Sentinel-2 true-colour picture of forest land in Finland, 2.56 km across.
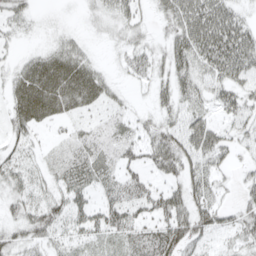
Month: April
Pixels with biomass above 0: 76%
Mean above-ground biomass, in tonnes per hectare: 38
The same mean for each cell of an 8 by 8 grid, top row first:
34 5 7 31 19 57 71 36
12 22 25 11 29 52 75 86
40 70 66 18 20 55 43 46
42 47 27 23 13 41 30 44
31 14 33 37 46 65 61 28
34 23 45 36 34 41 46 17
30 49 45 58 40 68 50 30
37 33 31 41 43 63 25 33
